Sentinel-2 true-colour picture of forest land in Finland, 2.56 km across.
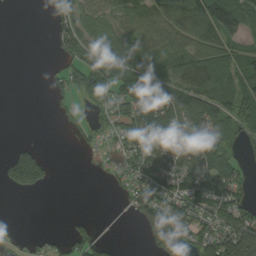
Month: August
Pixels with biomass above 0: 60%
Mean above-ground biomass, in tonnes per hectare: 61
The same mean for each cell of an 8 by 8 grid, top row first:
0 24 79 65 82 88 124 136
0 9 97 108 94 69 78 57
0 20 64 110 100 88 120 93
0 7 10 47 105 87 101 83
26 2 11 21 77 93 96 52
136 55 0 17 72 86 104 52
0 0 0 0 89 71 68 59
20 22 65 11 38 156 72 160
